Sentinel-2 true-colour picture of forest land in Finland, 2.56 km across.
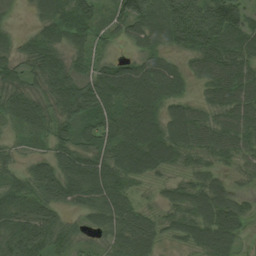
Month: August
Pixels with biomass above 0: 90%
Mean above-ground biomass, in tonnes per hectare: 65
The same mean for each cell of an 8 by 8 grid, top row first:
21 66 78 45 106 116 131 94
36 70 49 25 56 65 110 81
49 82 70 86 101 73 57 75
72 69 71 81 103 65 49 76
28 46 57 74 105 87 66 62
46 70 81 81 49 24 45 21
66 58 44 80 27 53 78 51
86 79 30 49 65 28 74 35
